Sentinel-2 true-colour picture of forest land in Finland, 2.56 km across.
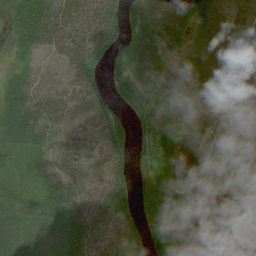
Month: August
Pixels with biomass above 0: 90%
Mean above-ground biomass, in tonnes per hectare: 61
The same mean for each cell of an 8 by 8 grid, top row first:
55 112 91 84 89 57 53 29
39 54 90 69 74 17 58 41
27 24 75 44 65 13 50 55
56 75 55 51 89 54 57 66
30 52 58 76 55 72 83 55
20 60 65 99 42 53 62 58
50 69 80 107 45 63 74 79
66 62 92 71 61 51 51 57
